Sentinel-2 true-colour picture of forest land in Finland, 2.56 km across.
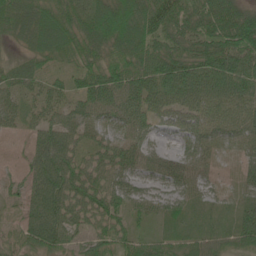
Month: June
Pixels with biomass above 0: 91%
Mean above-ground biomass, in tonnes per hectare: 55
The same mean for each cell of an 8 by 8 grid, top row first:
67 63 65 98 79 77 85 78
20 70 67 71 70 54 82 90
40 36 50 72 70 106 77 71
48 62 70 55 68 69 49 48
6 82 46 46 44 23 37 29
19 102 62 59 42 56 29 25
23 95 64 62 37 40 34 39
26 77 28 55 30 28 32 44
